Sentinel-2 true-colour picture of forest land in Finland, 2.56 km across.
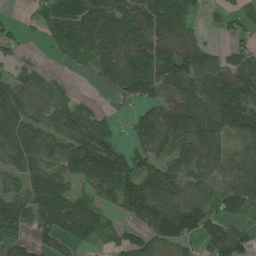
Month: June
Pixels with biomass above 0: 76%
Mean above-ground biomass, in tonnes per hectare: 87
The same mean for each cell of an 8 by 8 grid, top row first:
9 41 78 102 135 101 20 51
40 26 92 100 111 151 46 33
74 37 7 81 153 116 91 104
121 65 59 25 60 107 86 175
102 91 159 106 89 89 111 59
68 95 94 166 120 104 67 91
105 120 99 45 139 149 84 76
70 66 77 46 85 124 90 100
